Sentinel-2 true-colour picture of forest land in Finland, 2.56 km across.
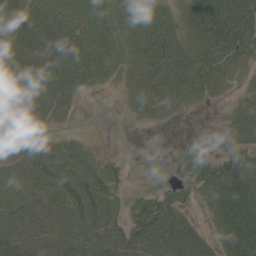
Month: June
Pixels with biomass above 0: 76%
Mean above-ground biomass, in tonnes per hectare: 56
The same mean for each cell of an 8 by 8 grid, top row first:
67 86 82 38 68 38 110 116
80 108 91 38 66 73 84 94
59 90 67 18 50 75 69 18
21 38 13 1 28 23 3 32
15 22 24 0 0 3 31 52
53 68 62 42 5 15 74 94
73 90 81 43 60 62 22 107
64 75 79 71 81 87 37 132
